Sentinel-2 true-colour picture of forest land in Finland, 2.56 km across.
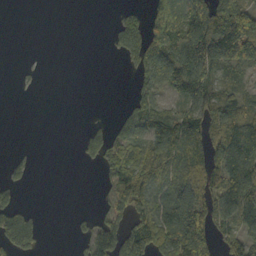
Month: October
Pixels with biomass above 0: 52%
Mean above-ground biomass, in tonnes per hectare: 66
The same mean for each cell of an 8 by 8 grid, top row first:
0 0 0 11 53 131 183 172
0 0 0 27 137 120 179 181
4 0 0 0 69 99 96 45
0 0 0 8 92 57 91 79
1 0 28 84 87 111 97 116
21 0 0 81 102 90 95 113
68 0 3 71 73 112 148 122
132 4 29 119 127 158 131 81
